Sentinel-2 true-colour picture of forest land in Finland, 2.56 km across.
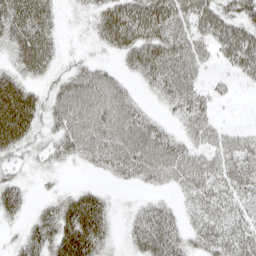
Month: April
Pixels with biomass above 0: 76%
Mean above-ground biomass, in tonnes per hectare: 41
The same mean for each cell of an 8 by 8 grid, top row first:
65 38 10 66 77 56 58 46
42 41 6 33 67 61 36 74
46 20 50 36 27 58 17 17
100 34 63 64 25 26 29 3
54 18 48 62 67 40 42 41
18 9 2 18 34 47 51 45
29 23 76 19 24 20 41 31
15 47 88 21 46 43 42 45
